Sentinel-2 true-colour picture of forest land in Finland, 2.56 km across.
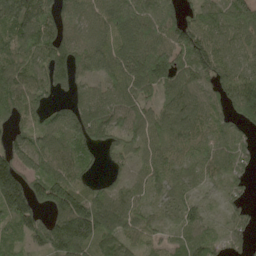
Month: May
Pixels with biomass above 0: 88%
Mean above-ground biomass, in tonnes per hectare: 88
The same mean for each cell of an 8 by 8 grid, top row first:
131 87 90 107 102 84 85 95
86 103 94 110 125 123 117 67
111 79 58 79 121 121 95 105
85 63 91 90 69 114 81 99
64 80 83 54 79 73 56 58
171 122 75 28 61 64 53 59
161 97 150 122 55 68 41 47
66 109 157 85 64 44 72 49
